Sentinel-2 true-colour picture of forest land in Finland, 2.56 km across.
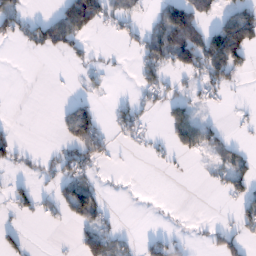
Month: January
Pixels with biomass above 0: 34%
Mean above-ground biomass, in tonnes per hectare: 35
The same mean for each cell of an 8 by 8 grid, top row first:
62 23 114 37 16 104 34 98
10 58 28 3 59 125 122 151
0 1 8 6 37 16 59 15
0 0 80 17 26 44 12 6
30 3 87 20 16 51 51 19
13 21 47 3 0 3 12 57
26 18 99 8 0 1 0 38
26 1 41 57 20 19 25 40
